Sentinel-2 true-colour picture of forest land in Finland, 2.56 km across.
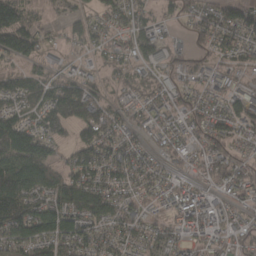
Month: March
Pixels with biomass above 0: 84%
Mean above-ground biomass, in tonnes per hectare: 72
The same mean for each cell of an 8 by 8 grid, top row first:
95 30 45 65 52 30 61 82
112 36 36 53 85 43 56 62
66 68 69 31 47 49 54 36
77 118 147 69 51 57 55 80
155 86 79 85 42 54 70 50
161 102 97 82 68 38 55 75
135 93 103 90 50 69 79 39
108 111 90 68 62 53 59 68
